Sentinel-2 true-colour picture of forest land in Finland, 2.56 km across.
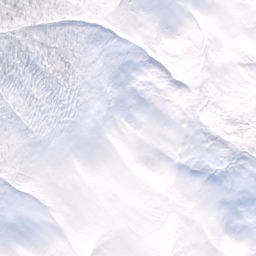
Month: February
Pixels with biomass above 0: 24%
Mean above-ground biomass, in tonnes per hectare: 3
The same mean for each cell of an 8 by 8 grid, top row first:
16 21 15 1 0 0 0 0
13 19 13 0 0 0 0 0
11 15 14 0 0 2 5 0
4 3 4 0 0 1 10 9
2 0 0 0 0 0 4 14
5 0 0 0 0 0 0 0
0 0 0 0 0 0 0 0
0 0 0 0 0 0 0 0
